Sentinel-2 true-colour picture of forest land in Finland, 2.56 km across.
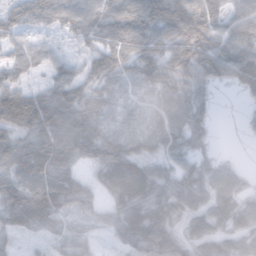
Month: November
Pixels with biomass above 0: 86%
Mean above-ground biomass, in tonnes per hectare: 57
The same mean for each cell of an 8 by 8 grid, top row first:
56 63 71 77 101 107 78 51
50 40 32 70 67 74 85 82
56 38 64 59 54 60 49 54
135 97 75 42 36 61 29 5
70 82 75 58 47 50 28 2
63 73 35 60 60 51 49 29
75 79 35 37 65 56 55 56
22 27 31 19 72 58 59 50
